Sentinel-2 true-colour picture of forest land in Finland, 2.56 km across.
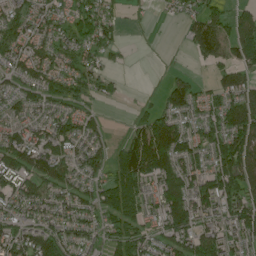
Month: June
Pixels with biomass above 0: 78%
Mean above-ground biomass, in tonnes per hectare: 82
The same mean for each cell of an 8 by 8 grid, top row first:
82 74 81 47 8 22 87 57
74 82 78 47 1 3 105 107
70 86 73 35 1 44 23 78
67 53 58 3 46 96 57 124
115 124 70 45 166 134 89 125
124 117 75 87 152 135 97 135
76 78 95 132 82 145 117 106
109 126 70 60 84 106 113 74
